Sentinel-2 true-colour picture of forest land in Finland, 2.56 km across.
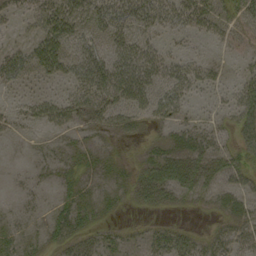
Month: September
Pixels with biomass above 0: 65%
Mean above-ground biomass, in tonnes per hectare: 25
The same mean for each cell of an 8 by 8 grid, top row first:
16 38 32 44 41 34 36 24
18 46 34 37 40 7 6 8
27 24 41 60 55 43 23 19
20 39 39 46 37 31 10 32
5 10 12 9 12 21 27 23
4 9 16 14 27 52 33 29
8 11 24 8 14 13 10 26
20 12 24 12 16 33 18 27
